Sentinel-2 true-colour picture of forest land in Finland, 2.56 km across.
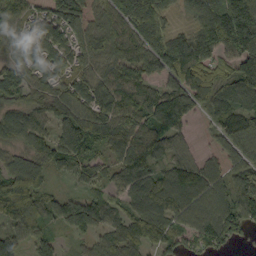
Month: September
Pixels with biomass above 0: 90%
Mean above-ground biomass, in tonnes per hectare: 106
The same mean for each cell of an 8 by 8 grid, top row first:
95 66 95 106 144 44 192 265
67 95 95 107 123 180 157 183
101 93 75 108 102 122 121 163
81 104 99 124 136 175 77 126
73 126 136 99 150 74 18 125
92 50 58 73 121 133 104 96
108 83 116 76 102 114 123 116
95 60 37 84 82 86 106 37
